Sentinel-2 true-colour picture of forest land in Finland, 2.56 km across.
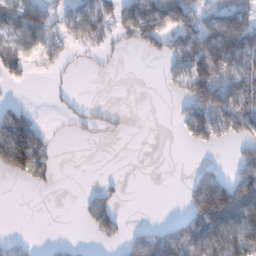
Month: January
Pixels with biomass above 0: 43%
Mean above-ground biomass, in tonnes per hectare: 63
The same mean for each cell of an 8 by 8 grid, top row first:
94 64 88 83 153 118 72 119
77 63 33 30 44 83 135 177
31 6 1 2 0 43 143 128
89 4 22 12 0 21 165 141
232 68 1 1 0 2 49 54
65 50 0 9 0 0 63 109
0 0 20 72 0 1 202 221
30 4 4 42 72 138 132 130
